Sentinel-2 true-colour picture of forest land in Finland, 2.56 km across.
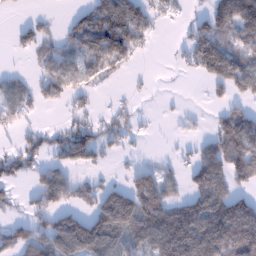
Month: January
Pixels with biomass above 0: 56%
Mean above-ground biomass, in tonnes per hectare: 70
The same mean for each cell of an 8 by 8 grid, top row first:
4 11 53 141 88 29 77 168
29 38 77 132 31 13 158 99
37 67 57 18 4 2 68 128
55 8 31 30 8 9 13 68
31 61 108 38 7 10 50 121
61 72 21 9 67 34 111 74
21 71 47 155 149 99 127 102
70 95 168 123 91 205 181 139
